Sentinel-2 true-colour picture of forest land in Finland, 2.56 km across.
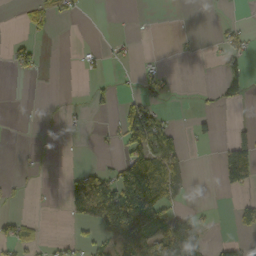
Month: October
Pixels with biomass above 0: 24%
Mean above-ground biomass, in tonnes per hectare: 29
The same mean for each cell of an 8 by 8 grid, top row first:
4 23 9 0 0 0 0 2
31 0 9 12 0 3 5 34
5 1 4 11 24 5 0 59
0 1 4 11 88 5 13 1
1 1 0 9 120 42 10 72
4 1 39 55 167 58 0 90
4 3 40 137 193 30 3 35
56 10 23 43 102 109 21 16
